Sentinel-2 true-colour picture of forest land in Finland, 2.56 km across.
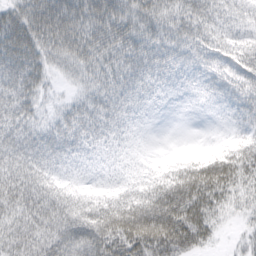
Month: March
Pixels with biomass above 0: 93%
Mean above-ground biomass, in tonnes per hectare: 48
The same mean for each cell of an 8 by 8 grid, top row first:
52 82 71 75 57 50 52 32
71 58 70 59 58 54 44 39
63 25 29 51 46 33 35 43
48 19 43 48 25 8 8 32
51 50 38 31 13 2 5 31
55 42 24 23 28 58 78 51
52 71 55 63 85 105 61 27
46 62 86 89 95 89 33 12
